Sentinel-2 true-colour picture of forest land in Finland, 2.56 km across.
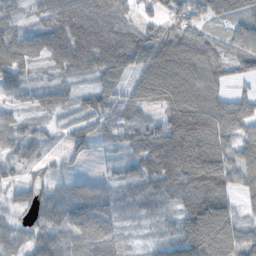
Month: November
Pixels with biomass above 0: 93%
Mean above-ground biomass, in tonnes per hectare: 81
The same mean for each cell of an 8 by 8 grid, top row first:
49 72 121 106 45 89 74 71
110 122 147 150 128 121 85 76
58 37 45 62 90 142 84 31
40 56 52 75 43 120 132 90
67 36 60 36 82 136 127 88
40 41 23 28 73 111 151 89
46 89 102 62 42 66 132 57
65 84 94 83 20 83 134 131
